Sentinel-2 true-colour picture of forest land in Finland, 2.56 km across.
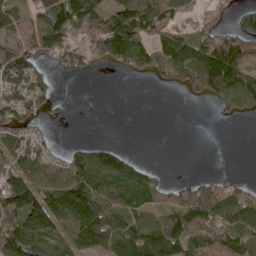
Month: May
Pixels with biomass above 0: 63%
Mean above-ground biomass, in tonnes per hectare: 80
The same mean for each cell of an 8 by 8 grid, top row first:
64 106 149 113 134 55 28 62
88 98 74 153 128 109 99 106
113 60 10 0 13 44 150 164
112 37 3 0 0 0 2 93
78 50 23 30 0 0 0 0
122 97 110 129 88 3 17 12
160 187 201 118 71 80 102 134
143 102 112 126 147 112 81 103
